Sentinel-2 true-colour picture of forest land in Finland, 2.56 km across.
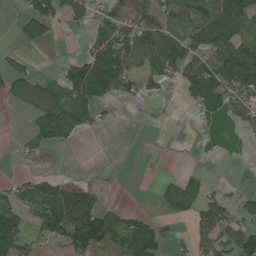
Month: June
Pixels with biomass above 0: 52%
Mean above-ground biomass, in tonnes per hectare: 65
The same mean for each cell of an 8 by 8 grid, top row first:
23 125 85 76 81 72 101 116
20 12 11 133 123 82 96 89
88 49 173 158 53 47 130 175
10 113 89 17 7 3 56 69
13 67 14 0 0 1 38 27
19 51 23 7 0 31 11 0
65 111 161 37 10 62 74 56
124 57 138 117 147 28 73 96
